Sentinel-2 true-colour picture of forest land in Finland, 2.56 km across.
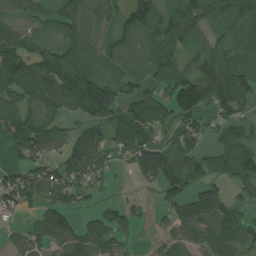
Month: July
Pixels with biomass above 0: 78%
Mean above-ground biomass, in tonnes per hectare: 82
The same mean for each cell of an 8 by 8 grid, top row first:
48 68 107 79 108 129 95 144
111 61 96 97 83 91 93 102
145 117 149 84 66 92 113 128
95 57 93 111 111 81 63 67
81 78 80 80 110 70 33 99
56 77 84 32 55 100 74 100
49 67 38 50 19 68 104 48
50 88 88 78 8 56 58 69
